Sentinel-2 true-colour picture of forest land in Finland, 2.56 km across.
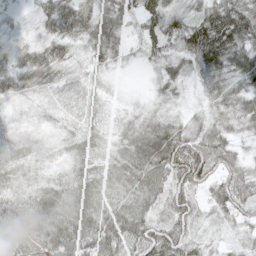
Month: May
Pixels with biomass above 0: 96%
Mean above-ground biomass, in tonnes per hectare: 47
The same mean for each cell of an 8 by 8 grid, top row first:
13 55 70 57 59 50 67 86
29 49 26 51 43 40 112 74
52 39 22 12 7 39 43 54
12 17 24 15 27 25 33 55
32 21 36 28 73 84 68 32
35 25 41 45 69 75 65 60
51 62 56 53 51 61 26 55
46 67 63 65 60 71 19 25
